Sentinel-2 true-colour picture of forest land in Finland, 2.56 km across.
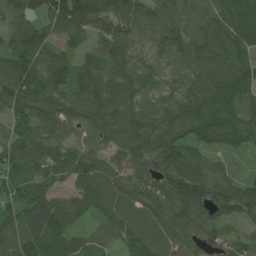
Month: June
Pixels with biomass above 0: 95%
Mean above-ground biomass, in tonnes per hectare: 94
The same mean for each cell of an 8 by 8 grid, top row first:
93 104 164 146 88 83 104 97
78 98 58 141 55 84 117 103
109 122 86 85 77 47 116 126
72 85 86 95 84 87 121 105
78 89 49 83 96 128 103 108
62 77 102 85 74 133 110 64
87 120 80 108 101 112 104 111
110 112 48 58 108 85 76 48
